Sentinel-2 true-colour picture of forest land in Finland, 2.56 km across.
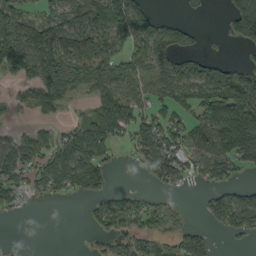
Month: September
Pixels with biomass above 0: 60%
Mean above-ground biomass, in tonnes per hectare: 70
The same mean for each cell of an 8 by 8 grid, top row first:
133 67 89 144 96 13 10 156
148 162 112 48 78 75 9 31
41 95 71 91 68 108 120 102
19 55 15 137 68 73 109 183
80 66 107 68 83 72 99 177
87 76 97 34 20 68 61 32
31 0 2 79 58 23 33 104
1 0 1 41 53 48 39 17
